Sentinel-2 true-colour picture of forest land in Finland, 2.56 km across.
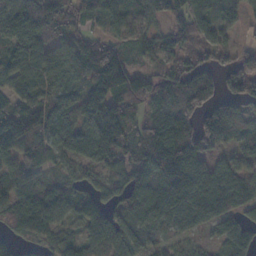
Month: November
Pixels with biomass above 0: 84%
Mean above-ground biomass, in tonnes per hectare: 81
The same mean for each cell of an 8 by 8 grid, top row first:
88 102 60 56 57 67 70 42
76 76 76 94 57 65 61 38
58 49 54 150 81 82 78 77
90 74 85 129 48 106 92 62
103 83 95 137 176 160 112 45
70 51 54 60 91 173 101 92
75 87 66 59 82 95 131 100
60 65 51 102 48 36 25 89
